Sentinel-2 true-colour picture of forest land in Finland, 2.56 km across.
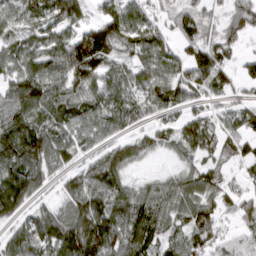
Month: March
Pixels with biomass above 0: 83%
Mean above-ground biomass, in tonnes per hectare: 81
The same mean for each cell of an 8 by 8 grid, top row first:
73 95 70 83 63 56 50 91
73 94 141 98 97 53 87 38
93 117 95 85 81 91 94 45
108 88 84 104 60 49 43 63
142 103 65 62 51 61 76 63
144 59 63 102 22 52 65 21
95 50 111 131 114 93 85 50
69 109 157 131 115 60 63 49
